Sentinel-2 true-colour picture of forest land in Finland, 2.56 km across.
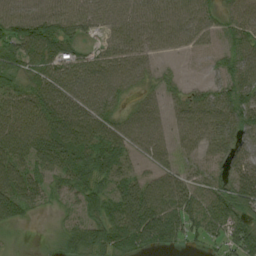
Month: August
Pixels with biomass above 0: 87%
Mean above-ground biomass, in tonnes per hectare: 51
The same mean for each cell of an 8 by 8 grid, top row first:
56 54 49 43 53 50 36 47
66 72 26 34 47 27 18 49
45 59 57 53 32 16 20 51
49 75 78 43 43 28 47 65
72 87 81 71 49 30 39 53
71 54 74 59 26 35 35 49
70 18 40 68 101 66 57 59
10 12 63 75 85 55 34 70
